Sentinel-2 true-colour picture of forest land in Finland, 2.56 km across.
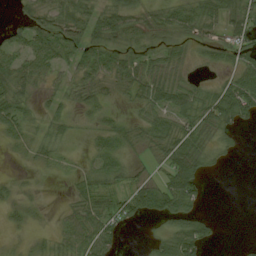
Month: August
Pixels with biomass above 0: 70%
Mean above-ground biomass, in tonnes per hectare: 34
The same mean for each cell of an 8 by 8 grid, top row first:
17 43 67 78 39 46 49 44
43 58 65 39 32 26 23 42
54 36 54 37 50 37 12 50
42 39 17 13 30 60 56 61
20 50 5 39 22 57 28 7
28 6 21 36 17 63 14 0
37 3 41 49 48 58 5 0
5 13 50 33 5 57 29 2
